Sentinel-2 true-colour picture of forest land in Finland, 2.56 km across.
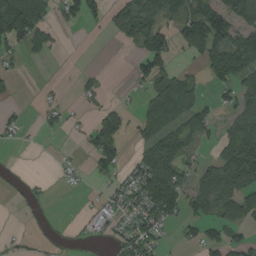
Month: August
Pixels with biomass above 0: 48%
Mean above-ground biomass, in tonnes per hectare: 50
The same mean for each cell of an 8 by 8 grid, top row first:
160 61 67 38 75 56 124 84
47 34 0 2 77 47 92 104
14 5 16 3 52 73 35 92
14 28 11 61 45 96 45 62
12 1 13 93 59 86 25 131
6 6 14 47 98 79 61 132
8 18 5 39 90 76 57 88
12 11 8 26 77 14 62 47
